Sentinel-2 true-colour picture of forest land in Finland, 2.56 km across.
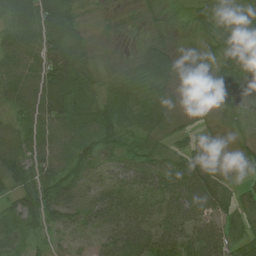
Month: July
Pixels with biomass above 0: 95%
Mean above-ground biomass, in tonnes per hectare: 50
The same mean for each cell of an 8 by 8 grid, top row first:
67 90 25 11 20 14 31 30
75 95 44 10 42 28 31 49
78 100 72 32 50 34 27 62
41 88 70 70 60 34 17 41
45 74 74 56 37 26 19 33
51 71 61 52 69 74 52 21
51 71 58 53 60 66 57 39
40 32 35 52 55 53 75 49
